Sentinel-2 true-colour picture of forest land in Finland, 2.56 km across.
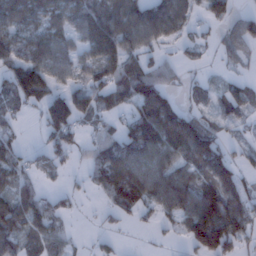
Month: January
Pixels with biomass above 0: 68%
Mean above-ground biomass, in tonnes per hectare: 61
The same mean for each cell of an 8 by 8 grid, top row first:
69 63 71 90 89 86 45 44
59 74 50 100 65 22 24 63
97 83 42 85 98 30 18 30
37 86 74 48 78 68 40 39
34 45 36 69 107 102 86 21
48 21 14 94 91 70 89 58
79 57 7 41 57 73 133 95
66 65 7 16 2 12 159 77
